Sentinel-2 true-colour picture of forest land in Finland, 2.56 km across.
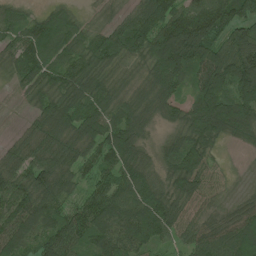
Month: July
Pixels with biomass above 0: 92%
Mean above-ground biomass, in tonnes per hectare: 98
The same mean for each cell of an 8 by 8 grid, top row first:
60 64 30 47 97 120 167 105
91 96 85 95 103 212 123 134
59 96 102 73 73 108 133 147
26 108 122 100 101 64 195 165
56 112 119 122 58 81 101 47
101 132 66 89 90 95 74 13
130 114 85 127 132 93 49 66
109 114 98 116 98 55 112 145
